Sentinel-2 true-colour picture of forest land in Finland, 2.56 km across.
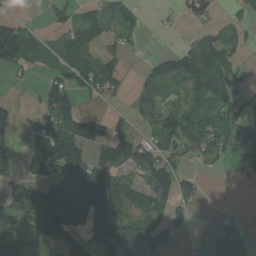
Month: August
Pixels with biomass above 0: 58%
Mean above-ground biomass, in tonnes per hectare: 63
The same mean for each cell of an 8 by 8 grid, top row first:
16 24 35 49 18 15 49 27
129 24 97 24 7 23 100 38
8 41 81 85 46 88 146 36
36 73 54 17 58 76 92 51
34 142 124 108 61 79 86 55
35 68 143 91 68 87 11 24
71 139 127 111 80 59 2 5
33 60 53 96 98 20 40 130
